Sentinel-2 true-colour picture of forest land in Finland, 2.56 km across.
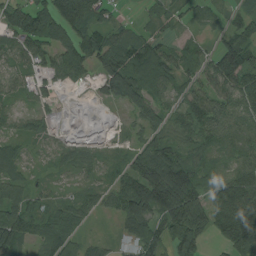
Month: August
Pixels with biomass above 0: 84%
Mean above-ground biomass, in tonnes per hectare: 72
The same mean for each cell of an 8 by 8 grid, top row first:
94 107 125 34 20 31 27 50
74 78 135 107 81 36 25 133
42 58 40 101 83 58 71 120
40 26 1 3 81 46 89 98
48 35 28 12 57 54 69 86
68 22 27 51 135 128 71 108
115 61 57 50 134 155 128 195
98 64 44 15 88 98 59 166
